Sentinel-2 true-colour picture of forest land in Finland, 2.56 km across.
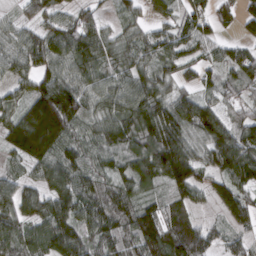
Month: March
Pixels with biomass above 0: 90%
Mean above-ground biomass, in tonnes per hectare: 96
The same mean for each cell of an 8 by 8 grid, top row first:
37 78 67 32 43 62 72 42
79 113 117 89 92 82 52 45
59 106 100 92 108 71 50 87
61 198 117 98 129 124 105 67
117 181 100 106 114 147 116 129
53 105 115 82 117 149 84 136
103 109 106 105 95 79 33 115
114 99 114 102 167 144 85 56
